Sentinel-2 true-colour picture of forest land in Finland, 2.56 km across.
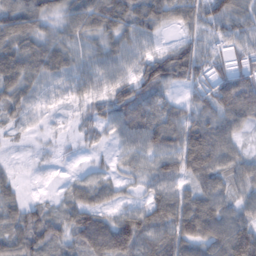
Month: February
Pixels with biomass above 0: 87%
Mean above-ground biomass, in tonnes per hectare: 57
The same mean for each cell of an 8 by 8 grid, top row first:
82 58 69 79 68 55 76 60
81 74 49 49 38 51 46 40
78 49 50 52 74 63 52 72
43 16 19 54 66 48 65 88
9 8 15 26 65 71 99 34
17 3 14 21 37 68 74 52
50 37 74 35 53 82 71 48
65 77 76 125 88 95 86 108
